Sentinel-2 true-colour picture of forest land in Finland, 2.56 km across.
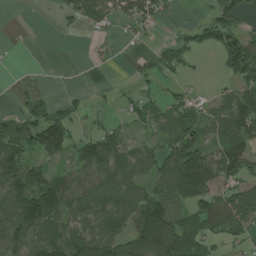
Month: July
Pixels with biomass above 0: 65%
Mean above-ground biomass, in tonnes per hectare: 74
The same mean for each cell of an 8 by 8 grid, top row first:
0 2 81 64 85 13 32 57
2 0 0 15 11 74 55 124
3 0 0 4 36 28 4 102
42 74 22 17 67 68 49 123
116 134 65 102 53 134 75 101
178 89 80 117 82 164 130 77
150 132 87 113 140 98 90 114
113 127 127 120 175 130 53 39
